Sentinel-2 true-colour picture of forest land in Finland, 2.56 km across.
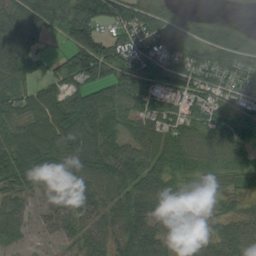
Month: August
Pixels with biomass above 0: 86%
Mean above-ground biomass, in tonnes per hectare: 75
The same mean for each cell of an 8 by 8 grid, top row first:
99 98 155 116 94 49 18 5
116 20 152 110 97 105 86 93
75 47 73 85 80 73 74 82
76 106 121 100 57 55 70 89
88 114 101 92 89 84 73 83
90 59 71 89 97 64 50 65
42 36 78 61 90 41 27 35
29 13 51 53 105 49 50 74
